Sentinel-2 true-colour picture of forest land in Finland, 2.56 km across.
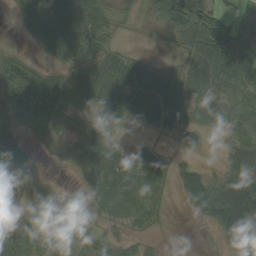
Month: September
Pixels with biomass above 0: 76%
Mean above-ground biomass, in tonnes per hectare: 46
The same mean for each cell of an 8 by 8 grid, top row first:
21 73 86 37 22 85 78 32
10 49 72 37 5 27 94 90
91 52 55 75 84 60 61 56
74 74 35 70 66 65 51 40
54 21 45 47 21 8 7 40
24 13 17 63 46 31 32 64
11 60 34 27 30 4 58 94
58 57 32 32 14 1 1 79
